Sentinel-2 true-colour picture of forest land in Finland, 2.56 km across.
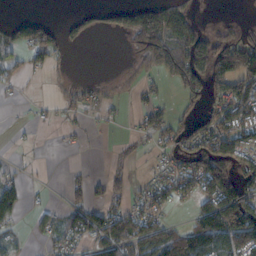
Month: November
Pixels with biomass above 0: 49%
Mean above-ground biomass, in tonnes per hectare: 55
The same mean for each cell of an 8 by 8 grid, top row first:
16 10 29 32 105 91 8 15
52 87 12 0 82 85 113 116
41 14 29 14 36 53 97 108
3 13 37 16 44 26 57 100
5 2 13 6 14 65 110 91
31 2 17 32 10 78 150 99
83 20 64 63 77 26 107 170
26 29 66 94 109 80 144 114
